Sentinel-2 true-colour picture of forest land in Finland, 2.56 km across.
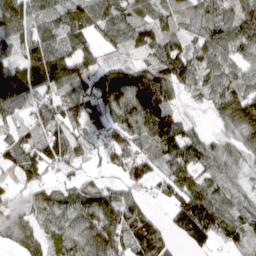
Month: March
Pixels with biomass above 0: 87%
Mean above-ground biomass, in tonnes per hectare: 82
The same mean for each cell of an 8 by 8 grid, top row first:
105 75 87 86 67 76 72 97
71 111 76 46 70 81 82 80
112 130 102 87 118 105 76 88
51 70 95 102 158 56 22 120
69 104 76 88 92 113 55 63
60 31 43 41 92 121 61 43
63 74 79 128 66 69 127 49
77 64 98 132 137 33 57 44
